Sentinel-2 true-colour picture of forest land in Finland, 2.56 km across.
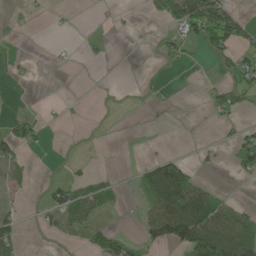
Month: May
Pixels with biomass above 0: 29%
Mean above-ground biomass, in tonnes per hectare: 27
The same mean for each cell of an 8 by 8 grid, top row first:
6 7 1 7 8 64 110 31
1 2 4 3 2 29 44 53
7 0 0 0 8 1 4 55
6 7 2 3 4 5 18 26
60 5 2 0 1 0 9 55
12 5 14 8 51 107 8 17
12 35 66 18 35 134 99 29
35 8 13 45 32 96 140 87
